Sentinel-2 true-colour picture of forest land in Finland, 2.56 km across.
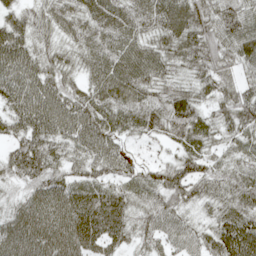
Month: May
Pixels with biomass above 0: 95%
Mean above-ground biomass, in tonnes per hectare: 64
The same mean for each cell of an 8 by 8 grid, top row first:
48 52 62 73 65 80 78 77
84 46 56 68 61 66 80 66
85 74 45 90 78 49 58 47
72 103 92 75 82 87 43 80
48 68 65 60 21 42 51 49
43 67 44 47 39 64 54 56
50 79 83 87 51 55 33 66
84 85 79 59 45 48 56 100
